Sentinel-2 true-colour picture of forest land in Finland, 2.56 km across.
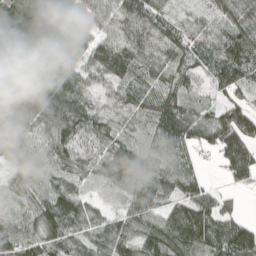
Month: April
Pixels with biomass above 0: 91%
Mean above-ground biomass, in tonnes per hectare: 85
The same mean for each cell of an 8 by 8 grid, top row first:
140 112 75 80 115 43 57 86
126 109 70 108 95 82 85 120
69 118 88 84 77 80 40 80
109 136 99 53 72 107 44 80
102 98 90 73 70 100 55 112
73 72 65 72 94 99 19 75
36 102 83 40 103 68 84 21
107 82 54 99 105 102 113 131
